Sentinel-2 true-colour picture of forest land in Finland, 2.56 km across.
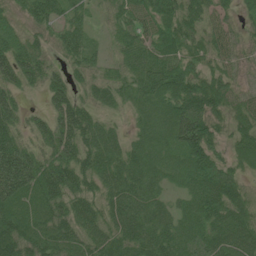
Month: June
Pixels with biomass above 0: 91%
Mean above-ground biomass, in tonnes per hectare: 58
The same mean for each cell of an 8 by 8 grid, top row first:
27 59 35 34 56 69 56 33
60 30 67 22 61 66 57 34
54 47 27 35 70 84 64 24
45 42 63 21 35 74 83 54
58 43 71 48 45 56 83 55
107 81 79 58 61 42 97 45
71 69 61 59 56 36 85 66
101 78 59 63 72 58 62 77
